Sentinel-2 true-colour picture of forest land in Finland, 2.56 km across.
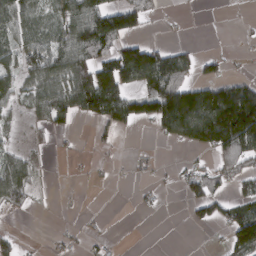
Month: March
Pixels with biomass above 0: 46%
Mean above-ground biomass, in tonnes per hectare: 59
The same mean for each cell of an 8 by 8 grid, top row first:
92 57 110 110 39 5 0 2
72 91 100 66 103 40 1 4
56 97 132 156 117 120 58 43
28 90 85 117 95 208 222 230
19 16 6 13 2 44 129 151
100 9 2 5 8 19 60 73
33 4 3 0 12 2 54 68
29 9 15 8 0 0 3 110
